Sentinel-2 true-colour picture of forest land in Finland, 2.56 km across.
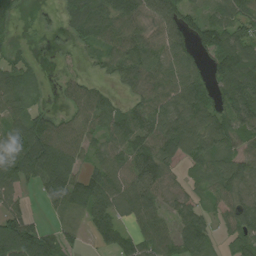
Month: August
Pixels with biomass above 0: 79%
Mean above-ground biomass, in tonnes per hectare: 71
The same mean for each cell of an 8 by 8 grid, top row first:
23 17 108 93 75 103 52 90
20 4 28 67 77 77 78 103
63 6 35 28 81 82 68 144
50 36 60 61 78 90 87 120
85 115 68 74 100 113 78 63
102 104 68 86 138 22 66 92
53 31 76 82 92 48 35 77
154 74 27 52 74 71 52 58
